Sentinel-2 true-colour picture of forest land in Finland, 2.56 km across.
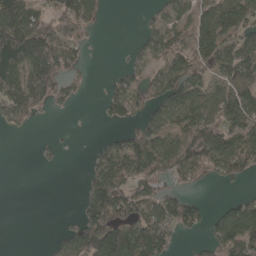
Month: April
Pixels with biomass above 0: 56%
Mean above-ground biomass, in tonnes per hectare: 69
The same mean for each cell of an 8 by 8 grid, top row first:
171 90 95 0 14 56 76 97
195 152 47 1 39 67 91 112
112 146 23 22 44 106 56 110
65 18 2 36 48 86 93 121
0 14 0 53 123 84 137 97
0 0 9 125 72 61 33 48
0 0 32 160 98 106 24 78
0 8 119 200 135 40 38 126
